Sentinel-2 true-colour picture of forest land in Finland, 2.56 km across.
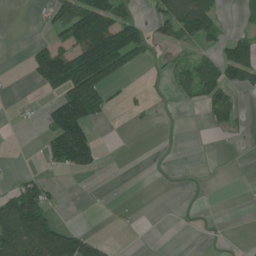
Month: June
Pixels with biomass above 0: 33%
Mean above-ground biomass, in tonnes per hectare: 46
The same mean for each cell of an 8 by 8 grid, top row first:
0 40 142 115 26 120 102 10
0 59 130 190 59 43 26 94
2 93 160 59 7 30 86 70
3 54 161 18 9 3 44 32
0 55 189 0 0 1 0 4
16 16 25 0 0 4 1 0
125 64 0 2 0 1 2 0
148 163 101 9 0 0 1 1
